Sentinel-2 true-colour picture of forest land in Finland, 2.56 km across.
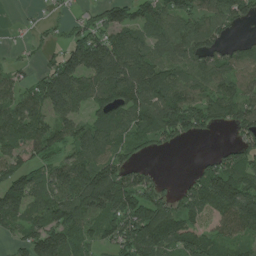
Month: July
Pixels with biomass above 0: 79%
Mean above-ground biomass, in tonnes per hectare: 105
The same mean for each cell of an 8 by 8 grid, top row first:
5 23 40 98 105 121 104 87
12 34 151 142 108 104 106 48
55 141 138 158 185 98 106 82
124 129 74 126 132 192 127 125
102 139 111 105 70 45 9 75
117 108 153 141 60 7 132 144
122 143 149 145 143 94 119 181
52 149 108 71 161 122 100 82
